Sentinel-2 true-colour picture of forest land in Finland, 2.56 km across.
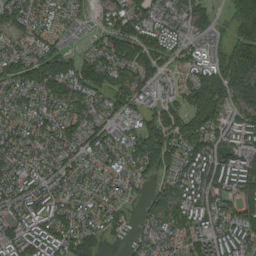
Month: August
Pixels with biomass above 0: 90%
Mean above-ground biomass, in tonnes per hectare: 101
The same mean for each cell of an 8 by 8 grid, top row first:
94 81 58 93 114 95 89 150
57 91 44 115 139 83 72 145
124 200 155 107 89 60 147 140
72 84 95 70 77 126 158 91
94 77 88 89 138 133 144 115
96 88 83 66 67 109 137 124
84 114 82 75 54 97 119 110
122 135 137 20 54 63 115 126
